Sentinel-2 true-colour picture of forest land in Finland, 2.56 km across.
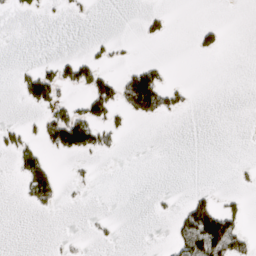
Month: March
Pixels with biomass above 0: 15%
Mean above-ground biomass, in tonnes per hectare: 16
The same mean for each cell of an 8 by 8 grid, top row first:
6 2 4 0 10 1 0 0
0 0 1 11 0 0 15 0
12 53 44 35 96 3 0 0
0 31 33 38 62 18 0 0
28 39 78 17 0 0 0 0
17 62 5 0 0 0 0 3
1 17 2 0 0 9 64 17
0 1 3 4 0 30 134 49
